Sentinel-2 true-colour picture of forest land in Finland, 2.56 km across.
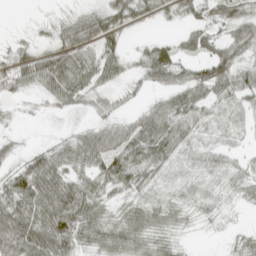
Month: April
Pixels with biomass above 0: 76%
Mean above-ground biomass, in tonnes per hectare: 37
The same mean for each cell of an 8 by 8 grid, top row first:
0 6 29 54 26 20 31 41
24 29 56 32 19 32 43 56
53 64 64 31 29 45 66 46
6 9 16 23 28 55 25 27
13 17 54 41 55 49 25 11
42 78 42 57 33 19 25 32
74 79 71 25 42 28 17 11
105 87 45 51 43 18 2 20
